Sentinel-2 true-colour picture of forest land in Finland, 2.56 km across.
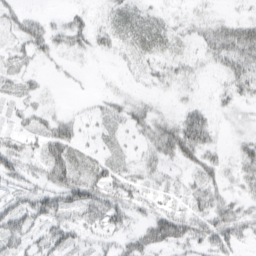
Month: March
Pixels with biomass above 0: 65%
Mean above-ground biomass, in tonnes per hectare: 24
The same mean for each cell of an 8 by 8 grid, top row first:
24 10 15 22 22 8 10 9
20 29 19 18 24 13 22 44
22 6 4 2 8 15 3 28
14 16 7 20 24 15 25 12
21 45 22 15 18 60 36 16
29 37 37 34 21 10 27 22
44 46 42 41 21 22 37 23
37 37 16 16 40 49 35 22
